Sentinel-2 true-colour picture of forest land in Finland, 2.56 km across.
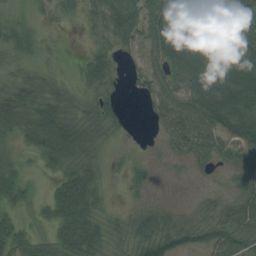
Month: August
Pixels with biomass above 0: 88%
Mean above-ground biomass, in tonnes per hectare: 61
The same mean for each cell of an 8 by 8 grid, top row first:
34 21 29 73 77 108 127 96
66 26 9 45 44 117 109 94
59 53 42 49 35 66 128 149
87 95 63 45 9 64 114 133
32 107 96 24 6 49 68 72
44 21 83 13 26 7 12 52
36 41 102 19 38 26 34 67
51 34 104 47 79 79 70 75
